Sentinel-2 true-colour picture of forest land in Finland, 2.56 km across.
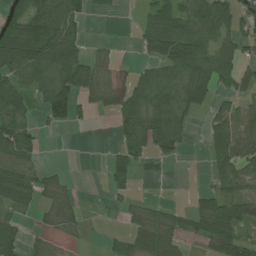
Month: July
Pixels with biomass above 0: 58%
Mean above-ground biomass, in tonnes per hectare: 56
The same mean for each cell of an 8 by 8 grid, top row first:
54 86 51 8 25 72 97 62
120 129 54 12 43 132 91 70
73 65 95 38 45 63 86 60
71 55 36 37 72 80 51 82
116 3 0 14 89 72 58 121
100 30 2 38 9 1 25 95
57 34 23 8 30 19 64 105
63 25 7 12 57 45 54 79
